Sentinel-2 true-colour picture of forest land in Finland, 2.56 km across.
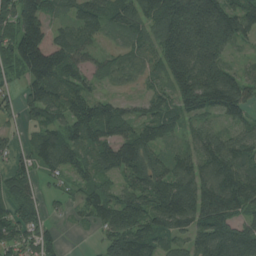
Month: July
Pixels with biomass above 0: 88%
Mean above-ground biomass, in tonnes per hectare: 112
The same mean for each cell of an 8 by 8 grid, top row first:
141 97 101 111 116 175 183 152
161 167 105 38 79 173 171 48
53 160 99 50 42 119 186 110
48 113 127 122 79 101 99 110
49 129 107 138 142 46 119 101
85 53 87 88 150 130 136 153
112 56 62 133 151 185 176 133
119 65 3 104 137 83 139 176
